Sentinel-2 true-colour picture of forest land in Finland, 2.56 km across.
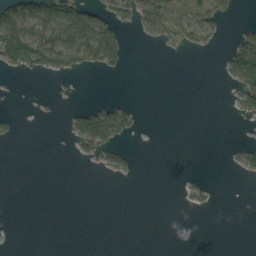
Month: September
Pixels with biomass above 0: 21%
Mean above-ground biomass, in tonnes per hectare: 17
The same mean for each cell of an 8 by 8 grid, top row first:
76 77 68 37 41 30 41 3
111 67 76 59 1 12 9 54
2 4 2 2 0 0 0 55
4 2 28 63 2 0 0 19
4 0 29 44 0 0 0 10
0 0 0 10 0 0 3 7
0 0 0 0 0 1 8 0
0 0 0 0 0 0 0 0
